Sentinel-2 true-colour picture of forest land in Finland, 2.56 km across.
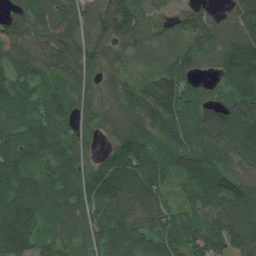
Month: July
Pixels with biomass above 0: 94%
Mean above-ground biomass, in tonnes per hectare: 112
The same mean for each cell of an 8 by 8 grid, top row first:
89 100 103 183 75 71 77 122
97 120 147 120 54 81 115 177
106 77 102 72 68 136 55 189
106 124 90 84 122 129 128 152
148 128 87 60 105 106 136 119
156 117 109 126 137 78 124 108
149 93 98 125 142 72 131 163
124 61 77 102 103 109 137 158
